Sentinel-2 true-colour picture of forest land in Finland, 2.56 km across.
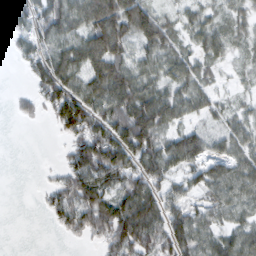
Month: February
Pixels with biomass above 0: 76%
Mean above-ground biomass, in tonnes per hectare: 59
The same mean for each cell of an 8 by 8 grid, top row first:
53 94 82 116 99 29 39 42
26 66 87 117 62 46 51 33
1 94 72 123 67 58 34 21
15 32 107 86 121 70 46 29
0 0 68 119 101 75 59 52
0 8 79 77 91 45 61 65
0 28 88 102 114 60 46 39
0 0 16 69 80 77 49 58
